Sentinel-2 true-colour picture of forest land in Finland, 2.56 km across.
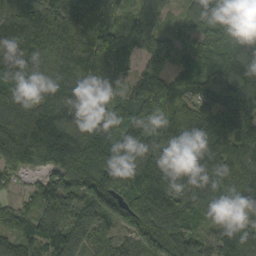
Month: September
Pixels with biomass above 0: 96%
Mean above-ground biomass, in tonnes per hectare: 135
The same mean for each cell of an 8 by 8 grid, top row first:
165 168 151 112 95 37 114 194
152 154 150 166 104 64 90 145
158 150 145 122 155 89 124 189
148 143 145 139 166 106 149 166
180 192 169 138 150 177 166 124
57 97 154 148 158 174 170 149
67 128 138 95 161 154 110 111
96 142 162 81 100 155 89 106
